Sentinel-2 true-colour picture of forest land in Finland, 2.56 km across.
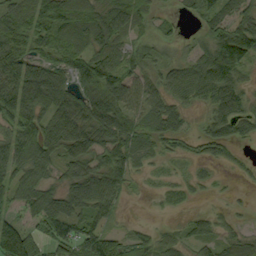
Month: September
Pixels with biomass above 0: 78%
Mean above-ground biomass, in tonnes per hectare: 60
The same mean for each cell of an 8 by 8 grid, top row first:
86 95 100 91 43 15 44 65
84 76 76 69 33 22 64 100
96 110 84 89 47 51 87 46
120 76 91 109 58 56 45 71
81 86 112 83 49 33 53 35
54 47 68 68 13 10 11 8
35 67 47 39 1 8 8 7
135 57 98 51 34 34 34 40
